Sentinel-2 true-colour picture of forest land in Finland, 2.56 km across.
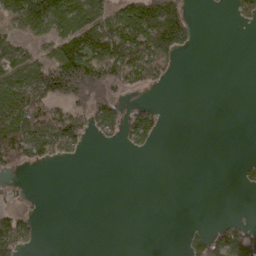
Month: April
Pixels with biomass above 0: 38%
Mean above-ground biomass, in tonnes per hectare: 54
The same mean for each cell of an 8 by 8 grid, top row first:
105 165 128 101 210 152 1 36
58 58 121 138 126 115 0 0
112 156 217 114 80 9 0 0
158 97 88 104 61 0 0 0
132 127 63 13 40 0 0 0
16 0 0 0 0 0 0 18
32 1 0 0 0 0 0 1
122 0 0 0 0 0 71 87
